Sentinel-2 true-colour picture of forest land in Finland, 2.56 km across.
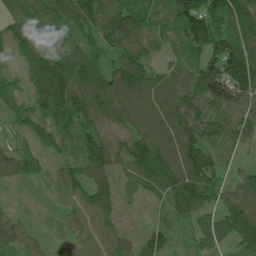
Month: July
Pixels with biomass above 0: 92%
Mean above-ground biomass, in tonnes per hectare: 58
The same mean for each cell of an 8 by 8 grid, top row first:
55 59 75 62 65 70 95 98
41 68 47 47 57 39 72 96
24 99 87 68 81 50 124 135
38 67 83 67 51 95 85 72
20 38 59 57 72 68 73 38
32 19 52 42 67 82 68 28
9 7 45 44 8 66 51 88
60 15 27 63 35 21 42 56
